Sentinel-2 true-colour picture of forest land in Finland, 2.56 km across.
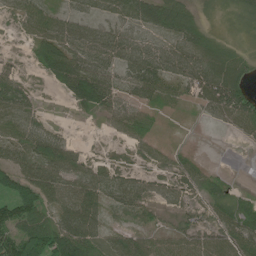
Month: June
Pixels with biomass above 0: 73%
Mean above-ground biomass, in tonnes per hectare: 43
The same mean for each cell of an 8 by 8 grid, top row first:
30 53 33 34 63 66 7 20
3 67 65 61 47 45 51 12
35 28 93 49 78 49 75 57
66 6 18 41 31 3 28 83
44 60 16 7 28 6 0 8
57 72 55 39 27 49 22 1
71 52 84 27 28 28 34 35
79 95 93 39 47 39 47 67
